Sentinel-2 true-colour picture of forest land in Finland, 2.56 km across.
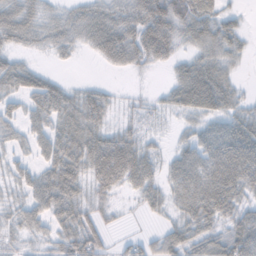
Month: November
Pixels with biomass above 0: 79%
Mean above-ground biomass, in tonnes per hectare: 43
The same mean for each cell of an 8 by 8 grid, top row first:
54 27 39 52 73 74 58 20
28 24 23 69 66 34 54 29
47 32 7 5 3 37 85 16
24 66 63 26 12 31 52 35
25 48 64 61 33 17 59 81
30 51 49 73 56 51 75 82
27 58 45 15 14 33 72 48
20 25 63 14 21 54 51 90
